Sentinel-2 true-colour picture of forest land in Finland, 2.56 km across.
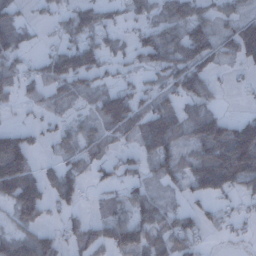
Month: December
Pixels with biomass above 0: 67%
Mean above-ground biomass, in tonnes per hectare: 70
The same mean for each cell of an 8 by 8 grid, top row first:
66 27 82 41 53 84 55 61
76 25 104 45 87 106 109 91
79 88 92 37 34 88 83 13
17 41 32 137 79 81 82 10
127 24 58 51 59 73 135 178
203 54 72 48 59 72 136 131
100 69 34 49 84 44 39 23
74 73 69 78 72 78 21 14
